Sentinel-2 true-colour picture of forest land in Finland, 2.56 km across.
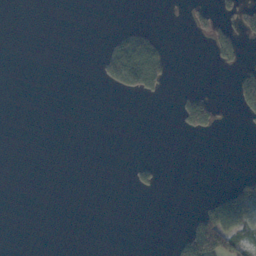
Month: November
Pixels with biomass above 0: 12%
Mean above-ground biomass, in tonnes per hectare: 18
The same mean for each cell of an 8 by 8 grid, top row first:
0 0 0 0 0 0 35 61
0 0 0 47 92 0 17 34
0 0 0 43 114 2 0 49
0 0 0 0 0 20 82 19
0 0 0 0 0 0 0 0
0 0 0 0 21 0 0 29
0 0 0 0 0 0 46 150
0 0 0 0 0 19 206 96
